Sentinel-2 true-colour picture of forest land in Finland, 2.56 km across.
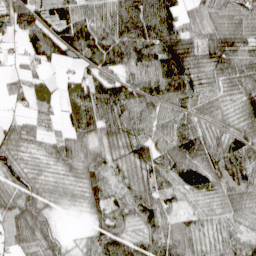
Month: April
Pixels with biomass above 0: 90%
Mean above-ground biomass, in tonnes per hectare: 69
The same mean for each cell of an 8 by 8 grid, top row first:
64 54 73 93 131 84 73 71
13 45 79 96 97 135 92 76
37 23 45 66 95 128 70 74
18 31 90 101 70 58 50 65
61 43 81 79 67 85 103 83
54 44 68 52 67 68 95 82
108 61 30 51 77 37 53 77
62 87 20 84 66 76 53 63
